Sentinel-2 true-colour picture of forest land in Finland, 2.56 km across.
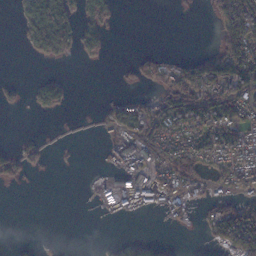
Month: November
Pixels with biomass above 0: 40%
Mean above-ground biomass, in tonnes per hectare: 41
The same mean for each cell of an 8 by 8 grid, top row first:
13 126 71 51 0 3 16 133
3 112 62 17 3 1 4 118
7 27 0 2 33 95 109 95
7 31 1 19 45 97 103 71
13 12 2 32 79 69 81 92
37 4 1 37 73 80 48 88
0 0 0 36 30 50 38 69
4 7 0 9 16 4 18 137
